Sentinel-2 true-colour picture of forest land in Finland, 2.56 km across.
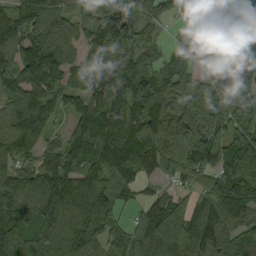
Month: September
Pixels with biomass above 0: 91%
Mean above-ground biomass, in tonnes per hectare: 118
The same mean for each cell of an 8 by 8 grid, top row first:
120 164 108 142 103 50 115 75
130 210 87 172 104 72 147 82
126 144 68 162 115 98 78 122
127 115 94 143 130 167 150 144
119 60 111 126 136 218 164 143
129 128 137 103 50 67 84 129
129 146 214 101 71 106 87 125
131 129 147 61 86 118 46 91
